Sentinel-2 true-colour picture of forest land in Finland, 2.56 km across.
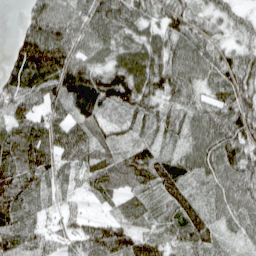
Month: April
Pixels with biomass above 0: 93%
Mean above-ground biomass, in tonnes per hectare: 79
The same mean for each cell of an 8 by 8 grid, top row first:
7 109 64 91 66 75 47 38
64 153 78 73 97 79 66 53
68 96 135 109 105 90 62 88
91 70 98 66 66 51 71 93
134 124 92 80 58 38 91 92
131 81 49 117 111 87 64 80
141 49 15 34 69 87 62 76
120 65 66 104 65 62 72 35
